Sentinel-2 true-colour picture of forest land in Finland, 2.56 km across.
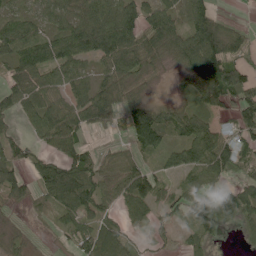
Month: June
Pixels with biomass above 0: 77%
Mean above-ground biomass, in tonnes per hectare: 68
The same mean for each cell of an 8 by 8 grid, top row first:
58 53 73 95 96 53 88 3
80 89 107 132 113 105 146 77
62 55 55 89 51 18 129 115
51 77 82 86 106 66 71 89
47 43 56 19 98 59 120 74
54 92 111 59 76 36 57 33
16 38 88 35 51 37 109 92
28 3 61 92 12 22 28 7
